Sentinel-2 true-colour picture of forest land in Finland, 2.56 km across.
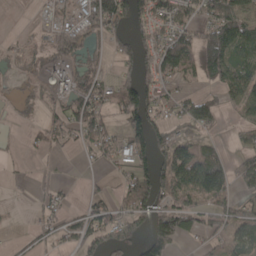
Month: April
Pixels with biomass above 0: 58%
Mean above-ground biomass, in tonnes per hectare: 67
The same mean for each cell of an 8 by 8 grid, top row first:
0 37 84 128 73 85 84 113
12 59 94 45 78 140 126 109
20 59 87 47 81 59 35 100
18 32 96 52 112 59 96 53
5 51 39 63 102 91 51 37
5 7 3 21 89 115 179 67
3 50 31 61 111 116 93 68
15 45 86 90 87 93 42 76
